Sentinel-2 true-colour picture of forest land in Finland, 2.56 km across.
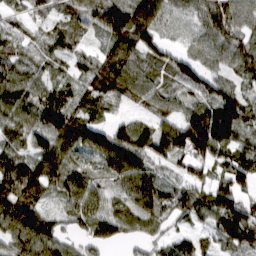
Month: March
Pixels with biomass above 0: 91%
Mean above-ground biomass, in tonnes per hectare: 81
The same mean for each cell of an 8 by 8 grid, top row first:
38 46 66 120 103 35 40 83
56 52 42 82 89 35 61 74
102 68 57 106 88 70 72 63
88 134 78 35 42 62 123 119
70 111 104 119 117 127 175 77
128 96 78 69 88 45 55 98
126 47 92 60 103 81 97 106
105 115 44 66 48 51 37 109
